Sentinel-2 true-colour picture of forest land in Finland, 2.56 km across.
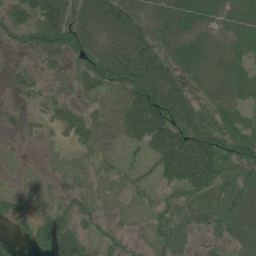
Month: July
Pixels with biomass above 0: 82%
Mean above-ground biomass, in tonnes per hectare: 49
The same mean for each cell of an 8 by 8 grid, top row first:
47 72 84 109 65 91 78 77
18 61 68 109 86 79 86 58
29 25 40 65 86 67 81 62
20 31 32 49 89 79 53 47
8 9 31 35 44 87 79 61
7 11 16 22 18 60 75 46
28 25 31 15 15 37 46 59
20 62 46 22 12 35 19 40
